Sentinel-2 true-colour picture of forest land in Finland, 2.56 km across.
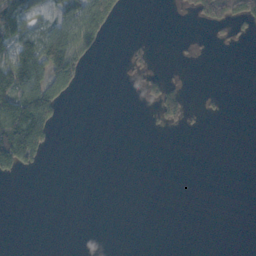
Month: November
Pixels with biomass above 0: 20%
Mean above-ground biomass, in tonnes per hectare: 33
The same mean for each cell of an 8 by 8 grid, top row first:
127 51 111 76 0 2 121 118
117 171 97 0 25 4 4 6
159 118 38 0 37 21 0 0
191 123 0 0 3 74 11 0
207 49 0 0 0 0 0 0
25 1 0 0 0 0 0 0
0 0 0 0 0 0 0 0
0 0 0 0 0 0 0 0
